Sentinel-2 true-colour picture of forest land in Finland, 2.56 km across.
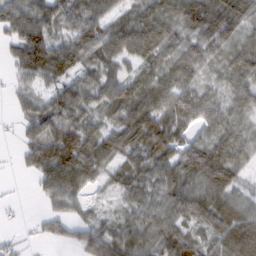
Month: February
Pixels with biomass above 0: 85%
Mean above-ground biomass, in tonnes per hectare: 55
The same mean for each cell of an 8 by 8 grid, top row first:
55 55 72 45 61 67 76 59
45 77 79 63 72 39 51 50
28 51 47 49 53 61 24 55
19 55 60 53 80 77 53 46
17 81 87 63 85 71 57 58
6 80 83 38 59 68 93 35
4 27 37 16 52 67 76 64
17 28 58 67 61 79 43 90
